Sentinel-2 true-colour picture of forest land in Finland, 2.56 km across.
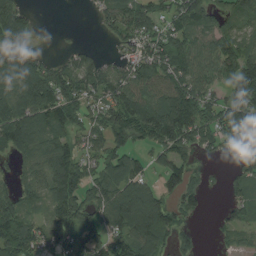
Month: August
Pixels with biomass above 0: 74%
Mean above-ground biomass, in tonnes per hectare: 82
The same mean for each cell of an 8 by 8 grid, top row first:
97 0 0 73 98 82 97 93
63 5 24 17 72 105 94 86
118 122 94 87 100 107 87 113
127 115 66 101 142 172 88 135
112 90 62 90 54 119 60 40
47 112 99 99 68 83 18 44
83 75 100 135 176 63 15 71
116 74 106 75 119 51 2 37
